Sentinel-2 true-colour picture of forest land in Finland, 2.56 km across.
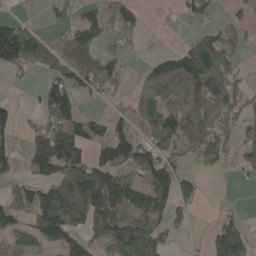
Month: May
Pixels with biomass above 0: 58%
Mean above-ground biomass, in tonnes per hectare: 63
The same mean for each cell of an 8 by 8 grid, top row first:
16 24 35 49 18 15 49 27
129 24 97 24 7 23 100 38
8 41 81 85 46 88 146 36
36 73 54 17 58 76 92 51
34 142 124 108 61 79 86 55
35 68 143 91 68 87 11 24
71 139 127 111 80 59 2 5
33 60 53 96 98 20 40 130
